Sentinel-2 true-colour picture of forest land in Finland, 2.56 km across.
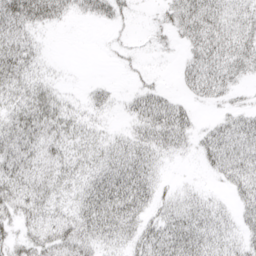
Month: April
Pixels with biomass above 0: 72%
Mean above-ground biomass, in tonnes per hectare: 28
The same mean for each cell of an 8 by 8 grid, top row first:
48 40 15 24 3 35 45 30
43 5 0 5 5 10 46 41
36 17 2 5 8 9 46 17
31 45 18 11 40 40 3 22
40 39 30 26 38 30 33 36
40 37 30 50 44 4 7 34
34 31 37 58 33 35 27 21
21 36 44 31 41 51 37 21
